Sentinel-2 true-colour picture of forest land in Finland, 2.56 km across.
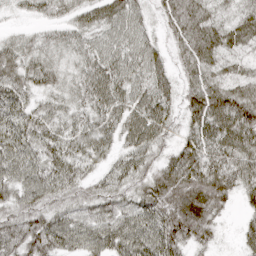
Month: April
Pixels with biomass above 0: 94%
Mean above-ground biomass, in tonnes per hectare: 55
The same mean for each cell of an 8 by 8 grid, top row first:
14 29 37 59 35 63 50 48
43 37 47 55 60 41 67 43
60 47 49 71 57 44 59 47
58 44 41 58 68 40 93 78
72 56 53 37 63 44 68 69
66 62 48 40 48 84 80 58
56 60 51 60 56 85 69 20
66 77 59 67 66 71 38 28
